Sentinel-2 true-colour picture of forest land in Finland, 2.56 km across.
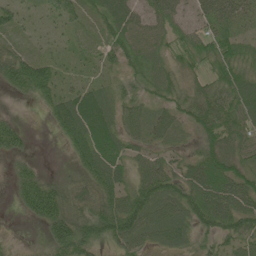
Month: June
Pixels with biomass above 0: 83%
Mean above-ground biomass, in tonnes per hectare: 50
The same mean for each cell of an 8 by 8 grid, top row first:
36 30 30 66 49 44 52 38
32 16 15 44 59 33 48 35
62 62 26 26 41 45 39 59
4 38 101 53 50 48 68 64
39 0 71 67 45 29 51 55
29 22 45 78 67 64 101 68
13 98 56 70 85 66 104 80
4 52 81 61 56 51 31 51
